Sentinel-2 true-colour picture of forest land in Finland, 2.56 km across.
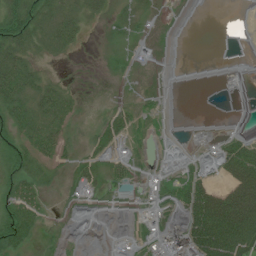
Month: July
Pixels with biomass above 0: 43%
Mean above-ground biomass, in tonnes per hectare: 23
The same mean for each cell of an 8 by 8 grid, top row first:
56 43 32 16 16 0 0 0
44 26 10 6 14 0 0 0
57 18 2 2 2 0 0 0
43 45 10 16 2 0 0 0
32 40 6 26 4 1 3 36
33 12 22 20 8 11 14 64
43 10 5 1 11 27 107 116
45 3 0 7 11 98 100 97
